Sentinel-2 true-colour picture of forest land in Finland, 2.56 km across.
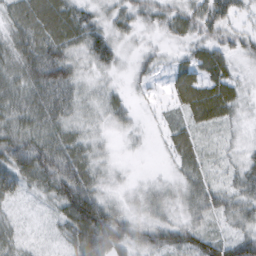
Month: February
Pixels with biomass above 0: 90%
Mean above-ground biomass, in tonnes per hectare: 41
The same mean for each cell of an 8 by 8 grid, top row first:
48 63 51 34 36 43 61 23
56 61 44 48 17 17 42 31
55 74 34 15 18 37 52 25
57 61 33 33 6 25 62 24
66 62 45 12 6 40 19 19
71 67 64 18 7 22 29 37
16 21 106 43 33 31 47 48
33 12 63 78 47 58 64 61
